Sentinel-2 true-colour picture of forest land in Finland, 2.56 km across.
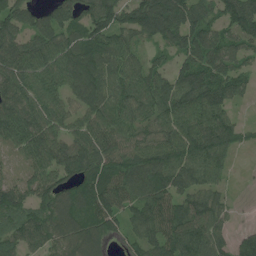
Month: July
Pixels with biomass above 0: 88%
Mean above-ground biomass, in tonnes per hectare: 100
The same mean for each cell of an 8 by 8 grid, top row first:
94 60 85 125 125 112 80 143
98 110 121 102 52 87 134 81
118 107 117 82 108 102 141 79
116 113 78 94 95 126 134 21
82 107 99 116 109 128 140 43
43 103 114 119 132 122 101 4
122 95 108 125 114 109 116 13
94 96 102 84 99 127 125 57
